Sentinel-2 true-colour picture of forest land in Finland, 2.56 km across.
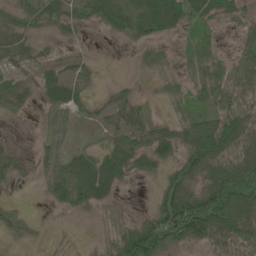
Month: June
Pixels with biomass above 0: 78%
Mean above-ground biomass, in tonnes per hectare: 41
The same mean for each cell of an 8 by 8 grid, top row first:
30 39 42 42 53 59 53 41
46 19 11 2 24 18 41 30
39 44 44 7 8 35 70 43
22 23 25 33 28 24 42 53
8 29 14 35 61 55 101 77
28 41 90 65 29 48 69 94
13 9 37 12 9 91 118 106
10 2 4 25 104 53 56 63
